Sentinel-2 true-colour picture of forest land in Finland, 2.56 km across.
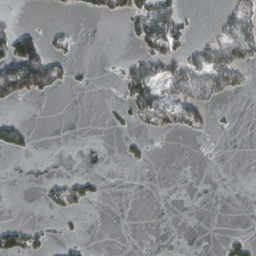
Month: February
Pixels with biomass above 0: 21%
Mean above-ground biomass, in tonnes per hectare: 20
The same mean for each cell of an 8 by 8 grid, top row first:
9 1 6 20 65 56 1 55
107 40 6 0 33 46 41 58
98 78 5 2 69 77 59 20
2 0 0 6 47 45 22 1
39 0 0 0 8 0 0 0
0 5 21 0 0 0 0 0
0 11 18 0 0 0 0 0
45 14 12 0 0 0 0 20
